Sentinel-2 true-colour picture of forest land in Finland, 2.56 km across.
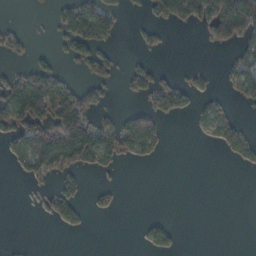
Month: October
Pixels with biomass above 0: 31%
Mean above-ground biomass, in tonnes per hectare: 39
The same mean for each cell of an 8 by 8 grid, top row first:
0 8 110 54 16 84 105 190
36 8 58 22 17 0 11 54
93 101 22 27 51 35 13 74
109 130 142 19 52 59 38 11
51 124 158 77 67 0 9 42
9 49 30 8 0 0 0 0
0 25 31 21 0 0 0 0
2 0 0 0 19 20 0 0
